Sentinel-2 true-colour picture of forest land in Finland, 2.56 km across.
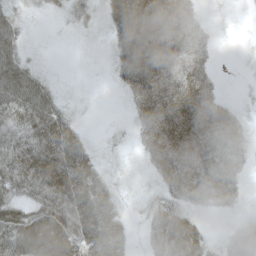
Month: May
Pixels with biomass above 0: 78%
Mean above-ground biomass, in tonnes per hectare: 43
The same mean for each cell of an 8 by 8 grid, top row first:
27 9 22 53 82 70 15 4
43 2 4 32 85 70 29 3
77 22 2 17 76 66 36 2
70 73 10 2 56 76 61 19
56 73 41 11 45 73 60 40
62 81 70 16 13 71 60 28
42 62 60 36 15 45 30 14
70 77 57 51 18 81 27 52
